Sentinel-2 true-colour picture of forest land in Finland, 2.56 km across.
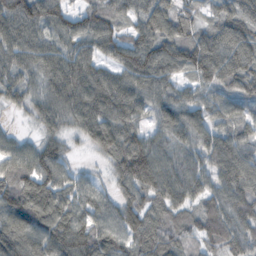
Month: November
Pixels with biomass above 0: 93%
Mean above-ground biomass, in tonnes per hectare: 94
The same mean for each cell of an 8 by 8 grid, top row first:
136 112 82 89 89 93 55 108
108 89 79 91 123 114 123 123
75 96 127 97 107 64 78 107
24 81 108 115 69 97 84 65
54 66 26 103 100 87 91 99
123 111 40 53 146 113 83 121
122 129 91 67 108 97 72 122
117 109 120 96 104 82 62 79
